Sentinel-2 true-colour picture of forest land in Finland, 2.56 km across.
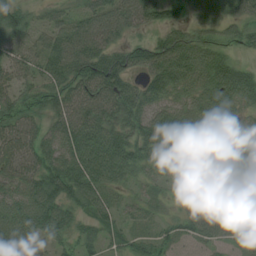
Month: July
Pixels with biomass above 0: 92%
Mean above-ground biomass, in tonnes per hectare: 79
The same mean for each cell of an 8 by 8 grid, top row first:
76 40 59 109 87 47 69 65
71 77 119 90 64 110 91 39
56 79 119 123 73 125 119 107
67 68 99 104 86 87 124 66
64 71 124 125 109 134 62 95
60 106 127 91 50 61 46 47
102 130 57 44 36 34 77 76
98 71 52 36 35 44 42 37
